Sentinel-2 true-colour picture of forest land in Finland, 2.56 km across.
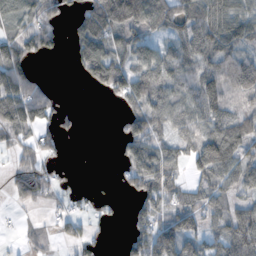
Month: November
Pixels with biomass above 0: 65%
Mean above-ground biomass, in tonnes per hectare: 68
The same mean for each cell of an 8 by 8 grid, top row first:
67 88 71 142 97 67 93 83
97 52 79 78 66 66 91 67
127 15 24 135 104 91 106 117
119 71 17 9 107 84 100 62
61 41 1 9 106 59 110 100
68 71 8 9 115 54 83 84
13 20 29 22 58 72 70 56
8 20 50 7 74 108 51 108
